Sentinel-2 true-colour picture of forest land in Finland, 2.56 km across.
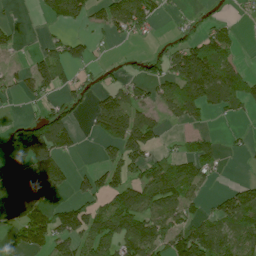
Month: July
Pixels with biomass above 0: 52%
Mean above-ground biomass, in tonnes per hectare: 75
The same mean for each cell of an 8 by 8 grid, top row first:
4 49 68 100 109 15 22 16
26 39 58 9 8 72 111 19
36 109 36 23 66 114 173 74
3 68 32 176 69 60 61 33
161 176 33 92 119 19 57 14
91 117 43 85 90 96 43 4
101 83 95 116 114 90 31 134
61 121 101 123 174 118 174 93
